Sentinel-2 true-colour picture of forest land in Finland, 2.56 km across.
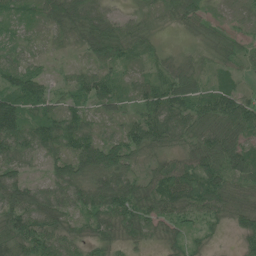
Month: June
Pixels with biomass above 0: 92%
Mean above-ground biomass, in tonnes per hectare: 49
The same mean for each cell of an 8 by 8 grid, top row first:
30 60 66 34 20 41 35 20
36 11 28 78 34 9 28 34
49 30 42 45 35 61 28 20
98 45 37 34 47 63 58 77
68 55 65 69 57 36 65 59
71 43 63 79 43 68 70 57
77 68 47 81 60 60 52 53
84 64 37 37 32 30 19 24
